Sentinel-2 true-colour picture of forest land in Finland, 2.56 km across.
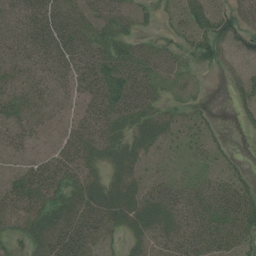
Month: July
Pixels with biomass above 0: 78%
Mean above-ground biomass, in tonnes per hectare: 33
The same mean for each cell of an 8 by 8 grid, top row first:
31 46 38 50 23 17 38 47
35 43 42 46 33 27 44 32
25 29 41 56 40 18 3 29
34 25 32 46 37 17 10 14
24 25 49 33 27 14 18 1
26 49 39 27 19 14 18 21
49 43 46 49 41 41 49 55
27 51 56 16 28 41 48 34
